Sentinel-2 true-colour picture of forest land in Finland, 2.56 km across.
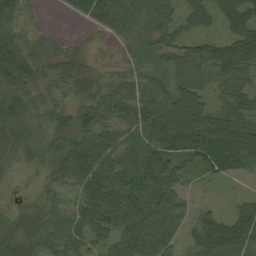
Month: August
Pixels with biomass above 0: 88%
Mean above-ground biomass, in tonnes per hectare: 58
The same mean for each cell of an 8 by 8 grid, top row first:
64 4 37 70 62 42 47 79
69 34 19 14 46 50 45 86
74 51 56 41 53 34 25 70
73 44 53 61 69 88 58 48
62 49 69 58 74 103 121 105
19 41 68 72 85 57 38 37
26 52 51 79 80 64 21 40
67 68 54 55 103 51 85 83
